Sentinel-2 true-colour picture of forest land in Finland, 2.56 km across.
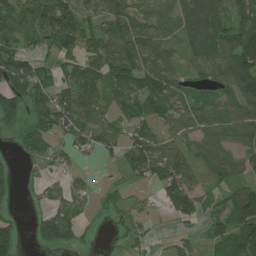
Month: July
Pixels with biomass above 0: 69%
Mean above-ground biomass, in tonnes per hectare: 58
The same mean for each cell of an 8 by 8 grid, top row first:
74 106 87 69 53 62 118 63
57 43 62 68 81 32 92 112
93 40 84 60 74 52 51 106
87 90 106 45 57 70 80 66
20 37 47 51 84 51 67 54
16 22 16 4 61 94 33 44
9 37 29 29 19 61 26 136
59 60 34 6 24 16 35 96
